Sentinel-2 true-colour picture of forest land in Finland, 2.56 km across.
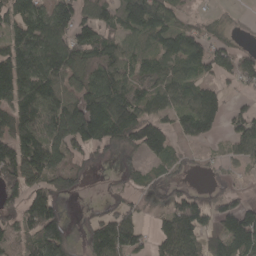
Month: April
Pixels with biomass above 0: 73%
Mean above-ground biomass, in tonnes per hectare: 93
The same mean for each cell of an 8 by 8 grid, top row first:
96 118 93 88 148 70 28 10
122 148 128 96 76 108 88 45
152 145 85 131 91 93 51 59
143 175 206 167 104 81 139 55
119 163 103 89 151 41 28 78
121 102 53 15 58 29 13 13
90 144 4 50 22 100 77 117
67 176 33 141 44 142 73 149
